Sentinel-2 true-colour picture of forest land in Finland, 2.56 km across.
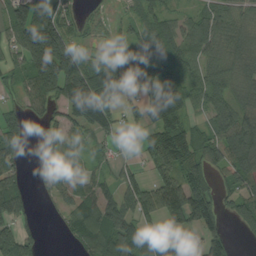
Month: August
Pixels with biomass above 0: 75%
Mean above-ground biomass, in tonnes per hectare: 92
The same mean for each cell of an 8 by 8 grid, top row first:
123 135 39 19 73 52 71 64
90 279 64 26 68 91 84 92
57 204 201 185 110 75 94 82
61 71 157 89 85 110 70 105
77 61 49 36 46 130 102 143
60 64 64 47 49 100 87 99
116 14 132 120 92 130 125 85
149 4 91 160 113 121 98 16
